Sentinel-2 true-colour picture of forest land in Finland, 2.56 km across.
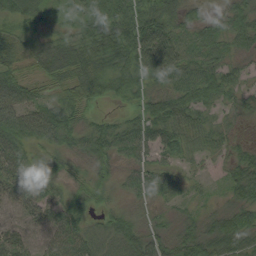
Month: August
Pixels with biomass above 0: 94%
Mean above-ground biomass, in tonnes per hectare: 45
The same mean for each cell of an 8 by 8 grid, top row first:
39 24 32 66 73 54 29 46
49 50 58 66 88 50 43 37
47 34 73 55 52 58 65 32
66 61 37 12 42 62 29 29
52 39 40 60 53 43 38 22
53 30 24 30 58 43 12 57
31 37 34 26 25 22 21 50
54 39 56 54 53 44 55 45
